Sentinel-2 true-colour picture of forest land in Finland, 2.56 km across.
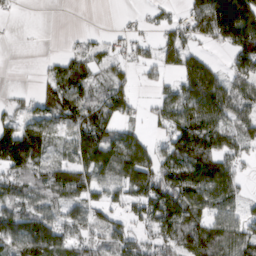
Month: March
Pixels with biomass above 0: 71%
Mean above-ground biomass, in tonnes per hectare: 78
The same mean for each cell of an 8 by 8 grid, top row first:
7 0 0 1 14 24 143 196
1 0 23 28 30 104 29 129
0 53 88 58 22 54 164 81
29 84 108 90 20 114 139 77
219 89 139 139 72 98 116 84
78 70 100 96 129 113 140 49
80 64 60 57 96 144 93 55
105 144 72 62 52 99 103 93
